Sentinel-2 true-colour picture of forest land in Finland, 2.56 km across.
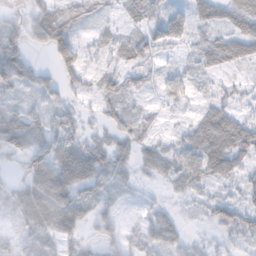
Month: November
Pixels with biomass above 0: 78%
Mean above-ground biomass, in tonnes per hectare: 37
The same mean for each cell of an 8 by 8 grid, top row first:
13 42 28 12 41 40 39 65
63 48 36 26 49 32 53 57
85 31 36 31 25 37 14 15
40 33 20 27 11 14 39 30
45 62 37 31 25 36 78 68
13 83 69 44 15 45 53 35
34 77 45 19 12 12 30 53
27 29 40 33 35 34 11 25
